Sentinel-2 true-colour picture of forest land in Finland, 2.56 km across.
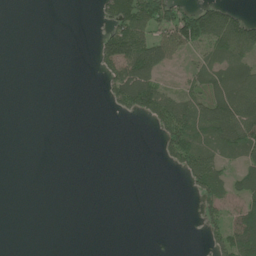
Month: June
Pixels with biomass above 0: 33%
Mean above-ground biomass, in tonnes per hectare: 33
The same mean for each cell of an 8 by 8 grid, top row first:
0 0 0 75 98 85 103 58
0 0 0 102 105 62 57 91
0 0 0 67 99 11 52 82
0 0 0 17 62 103 81 105
0 0 0 0 0 92 58 81
0 0 0 0 0 9 103 40
0 0 0 0 0 0 48 60
0 0 0 0 0 0 33 104
